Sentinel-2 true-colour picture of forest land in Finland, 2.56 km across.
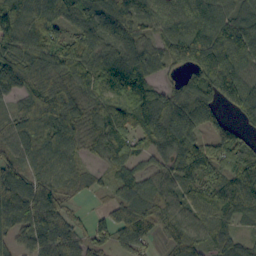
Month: September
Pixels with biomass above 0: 91%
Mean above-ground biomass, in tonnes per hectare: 85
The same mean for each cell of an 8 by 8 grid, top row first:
124 80 67 94 84 94 103 69
80 93 77 94 79 104 123 102
171 112 79 122 106 34 120 108
60 116 83 86 125 120 87 59
82 116 58 95 55 109 65 70
93 99 44 50 80 80 84 92
112 111 19 51 113 81 71 64
58 108 67 66 65 61 59 39
